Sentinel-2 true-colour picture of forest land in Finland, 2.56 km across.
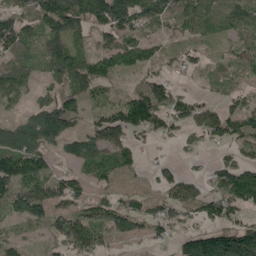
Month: May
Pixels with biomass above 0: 80%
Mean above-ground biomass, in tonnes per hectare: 88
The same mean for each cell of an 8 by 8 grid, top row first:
79 135 152 165 118 96 125 120
98 85 56 82 81 62 55 73
115 51 100 52 67 33 44 47
36 130 87 82 164 104 79 94
137 110 91 109 30 35 49 82
147 93 69 77 23 45 54 150
108 107 74 86 81 106 102 96
51 47 126 69 50 59 136 169
